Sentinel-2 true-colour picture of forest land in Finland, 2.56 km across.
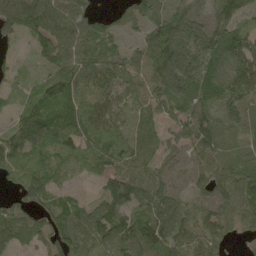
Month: May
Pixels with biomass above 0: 90%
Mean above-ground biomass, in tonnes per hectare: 86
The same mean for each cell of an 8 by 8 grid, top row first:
123 104 75 38 85 114 75 105
29 96 95 68 77 180 140 122
35 79 95 92 68 154 95 109
49 87 95 99 48 75 69 78
121 115 99 85 51 64 97 41
90 69 24 89 81 66 77 76
73 66 79 124 86 88 78 101
75 62 121 118 139 105 73 15
